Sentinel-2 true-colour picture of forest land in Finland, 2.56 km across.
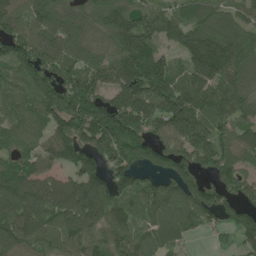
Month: June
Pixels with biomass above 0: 88%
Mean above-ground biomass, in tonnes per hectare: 121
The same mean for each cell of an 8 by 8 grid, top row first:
127 120 79 129 119 100 111 78
129 129 102 103 183 90 211 149
62 131 137 154 212 135 173 110
64 136 180 199 191 187 132 97
64 101 152 172 136 141 137 101
120 79 135 110 67 119 71 100
128 124 181 128 91 123 137 112
124 91 112 109 68 75 24 72
